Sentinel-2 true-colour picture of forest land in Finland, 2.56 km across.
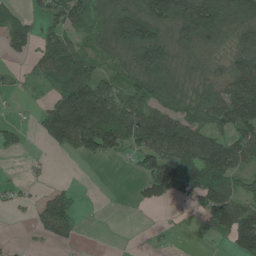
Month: June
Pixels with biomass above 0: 64%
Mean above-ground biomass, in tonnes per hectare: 83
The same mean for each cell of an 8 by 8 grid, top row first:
62 61 91 121 147 159 151 130
53 81 69 105 189 124 98 83
21 72 137 64 133 131 101 145
6 73 184 136 123 110 128 140
38 51 115 96 111 203 147 106
3 11 0 0 74 109 137 63
21 107 22 0 21 10 100 114
4 44 18 0 1 6 20 126
